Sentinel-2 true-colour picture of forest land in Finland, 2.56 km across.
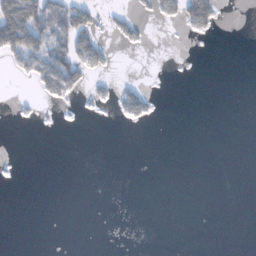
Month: January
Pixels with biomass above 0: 13%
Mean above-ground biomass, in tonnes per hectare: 15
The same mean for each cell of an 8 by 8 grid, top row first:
131 96 70 31 13 40 62 0
100 64 88 19 11 0 0 0
10 101 52 20 3 0 0 0
4 3 8 13 36 0 0 0
0 0 0 0 0 0 0 0
2 0 0 0 0 0 0 0
0 0 0 0 0 0 0 0
0 0 0 0 0 0 0 0
